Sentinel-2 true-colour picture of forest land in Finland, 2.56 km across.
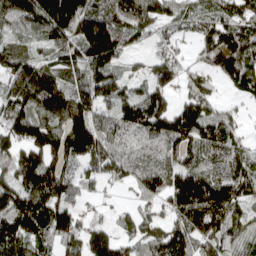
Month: April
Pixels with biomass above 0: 86%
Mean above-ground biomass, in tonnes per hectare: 127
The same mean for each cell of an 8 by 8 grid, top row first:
164 232 219 139 126 95 100 122
101 85 154 187 36 52 103 138
163 169 106 143 89 91 68 112
136 175 170 104 171 143 113 37
132 168 211 110 82 123 111 78
159 210 97 91 119 143 152 157
186 183 65 24 62 143 183 115
145 111 121 125 110 130 117 101
